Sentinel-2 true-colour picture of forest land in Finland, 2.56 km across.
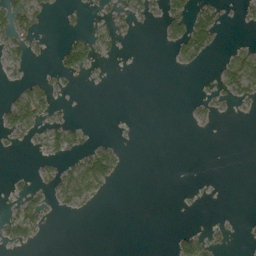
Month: August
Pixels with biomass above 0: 22%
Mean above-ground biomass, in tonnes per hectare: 18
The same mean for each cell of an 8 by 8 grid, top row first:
64 20 12 32 45 70 61 12
30 5 54 8 0 28 41 18
12 17 8 0 0 0 2 82
63 24 0 0 0 0 12 5
9 31 26 17 0 0 0 0
6 17 75 43 0 0 1 0
28 26 20 0 0 0 1 0
31 1 0 0 0 30 27 3
